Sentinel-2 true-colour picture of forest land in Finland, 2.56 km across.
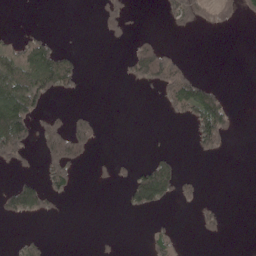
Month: May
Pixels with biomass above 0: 24%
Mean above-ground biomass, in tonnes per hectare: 32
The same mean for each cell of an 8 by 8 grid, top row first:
0 0 0 50 2 45 30 18
39 72 8 4 72 14 0 0
104 105 30 1 66 103 26 0
136 37 22 0 0 29 126 5
109 89 87 0 1 1 56 0
24 59 10 21 91 80 1 0
83 38 0 0 55 10 22 0
9 14 0 7 9 32 11 0
